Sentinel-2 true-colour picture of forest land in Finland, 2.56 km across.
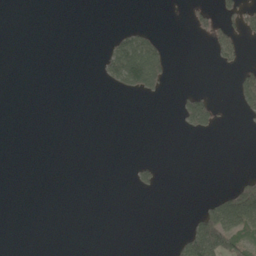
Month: May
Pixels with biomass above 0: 12%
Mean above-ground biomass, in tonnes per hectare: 18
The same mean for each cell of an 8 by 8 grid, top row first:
0 0 0 0 0 0 35 61
0 0 0 47 92 0 17 34
0 0 0 43 114 2 0 49
0 0 0 0 0 20 82 19
0 0 0 0 0 0 0 0
0 0 0 0 21 0 0 29
0 0 0 0 0 0 46 150
0 0 0 0 0 19 206 96
